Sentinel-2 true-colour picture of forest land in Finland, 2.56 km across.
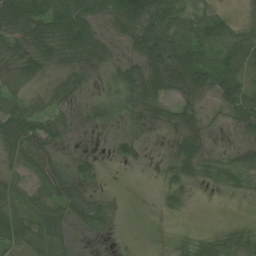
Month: June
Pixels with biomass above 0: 78%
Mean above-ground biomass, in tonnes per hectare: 45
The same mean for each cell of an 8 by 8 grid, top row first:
84 75 62 55 114 74 27 10
52 56 75 30 91 110 44 48
54 33 45 29 85 95 61 64
65 49 5 6 60 49 21 83
72 51 2 22 23 43 32 32
37 65 56 2 1 39 29 42
68 70 67 37 2 19 0 3
64 76 11 8 3 21 33 44
